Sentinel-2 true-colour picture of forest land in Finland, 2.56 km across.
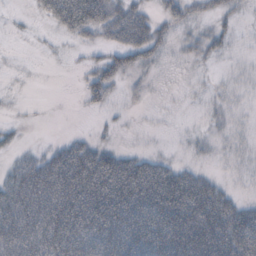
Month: October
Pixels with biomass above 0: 57%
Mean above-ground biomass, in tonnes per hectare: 38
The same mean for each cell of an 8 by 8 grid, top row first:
3 29 84 59 44 28 16 11
0 2 10 37 50 9 22 2
0 0 12 41 8 0 2 6
2 0 5 9 4 1 5 7
12 9 33 11 2 2 8 10
43 75 94 102 92 54 19 7
84 85 95 108 92 91 77 36
87 88 84 85 91 88 84 80
